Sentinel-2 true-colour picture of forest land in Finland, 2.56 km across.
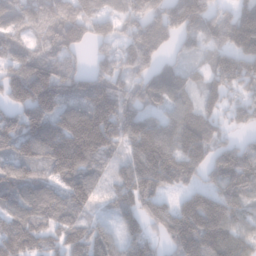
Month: January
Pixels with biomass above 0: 88%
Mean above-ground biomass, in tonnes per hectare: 137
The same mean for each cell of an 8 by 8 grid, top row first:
99 112 133 91 164 166 137 168
87 93 76 89 191 55 79 189
202 226 129 157 107 93 91 166
123 181 170 239 120 99 107 103
123 183 250 95 194 142 144 92
130 110 176 68 200 146 97 199
97 124 110 72 137 127 230 139
163 102 153 109 133 164 196 142
